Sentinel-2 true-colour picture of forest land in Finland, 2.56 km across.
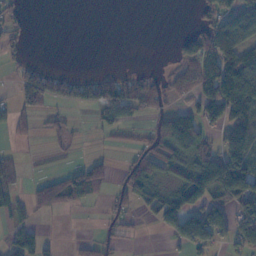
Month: November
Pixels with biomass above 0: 43%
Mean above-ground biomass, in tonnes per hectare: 53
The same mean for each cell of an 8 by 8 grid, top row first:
32 0 0 0 0 0 45 88
26 0 0 0 0 27 121 120
45 83 54 74 51 50 112 211
46 28 12 92 45 71 76 159
9 9 5 8 26 153 53 131
27 21 68 22 94 48 140 158
27 52 25 28 31 102 104 89
49 19 9 23 3 52 88 65
